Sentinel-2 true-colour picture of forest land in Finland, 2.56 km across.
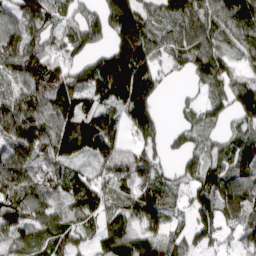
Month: April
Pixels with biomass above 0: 86%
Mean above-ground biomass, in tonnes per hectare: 113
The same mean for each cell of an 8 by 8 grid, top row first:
94 126 84 169 116 130 123 118
109 116 85 120 121 97 118 84
96 191 86 245 158 21 133 84
157 146 156 97 138 29 83 136
120 126 165 147 103 48 88 126
124 91 85 123 123 79 136 114
143 92 106 106 181 65 144 114
75 97 75 125 101 79 88 68
